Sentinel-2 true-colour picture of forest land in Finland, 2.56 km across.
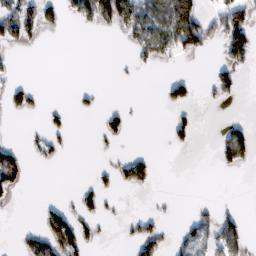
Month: February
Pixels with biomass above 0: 23%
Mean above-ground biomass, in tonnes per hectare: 29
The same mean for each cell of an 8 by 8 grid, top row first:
89 39 62 92 84 128 38 74
19 0 0 0 68 82 31 87
14 0 0 2 1 34 19 26
21 16 9 21 1 20 1 0
18 28 0 9 0 18 0 85
65 0 1 23 49 0 0 4
3 25 33 4 1 2 14 9
13 81 65 2 64 21 69 51
